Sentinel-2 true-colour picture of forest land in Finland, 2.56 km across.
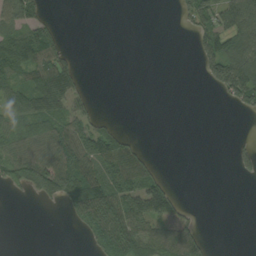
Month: September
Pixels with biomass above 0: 42%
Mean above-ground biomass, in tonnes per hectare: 40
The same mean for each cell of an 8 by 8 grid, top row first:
69 22 0 0 0 18 74 107
99 94 2 0 0 0 69 75
53 98 29 0 0 0 36 97
58 82 39 2 0 0 0 23
60 74 81 97 13 0 0 12
65 117 107 99 81 3 0 14
0 5 70 112 84 48 0 0
0 0 5 86 97 91 20 0
